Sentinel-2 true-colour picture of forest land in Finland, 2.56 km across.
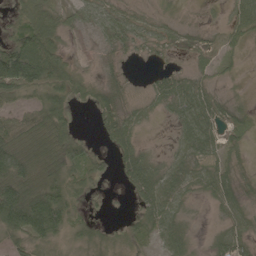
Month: May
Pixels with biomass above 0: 75%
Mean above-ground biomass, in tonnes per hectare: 43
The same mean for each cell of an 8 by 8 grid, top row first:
41 63 31 39 20 11 5 51
109 98 19 21 20 21 29 19
133 91 48 20 7 43 23 5
45 91 15 70 18 29 51 17
98 102 57 37 18 19 45 24
114 82 46 21 73 39 45 21
125 115 27 5 41 33 9 31
39 41 32 20 23 43 11 43
